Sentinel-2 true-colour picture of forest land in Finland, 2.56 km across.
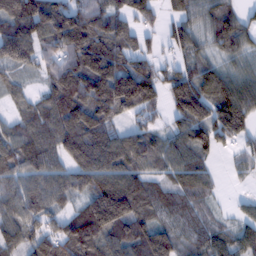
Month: February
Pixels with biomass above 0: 86%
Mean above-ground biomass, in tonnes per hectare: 104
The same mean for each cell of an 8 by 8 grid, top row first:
143 164 136 101 71 66 81 68
178 84 184 131 57 65 66 93
40 72 161 185 152 111 111 95
45 112 176 113 71 86 148 183
110 112 167 123 90 72 55 58
94 110 109 125 90 73 51 29
100 97 65 257 111 83 39 27
85 118 173 117 134 87 80 80
